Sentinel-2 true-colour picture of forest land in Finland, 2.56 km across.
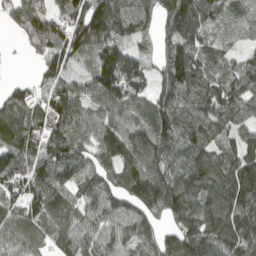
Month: April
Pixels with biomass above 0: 90%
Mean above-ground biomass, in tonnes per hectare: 110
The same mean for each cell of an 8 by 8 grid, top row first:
87 120 122 173 93 174 109 88
11 117 107 141 33 130 80 46
19 74 67 202 103 155 105 96
80 108 116 115 91 126 116 89
113 116 106 147 149 121 119 90
110 140 104 80 159 133 170 148
99 110 88 105 103 120 140 175
82 68 91 102 66 116 138 153
